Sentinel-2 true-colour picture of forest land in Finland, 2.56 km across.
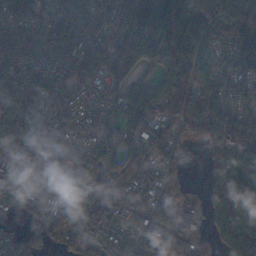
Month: November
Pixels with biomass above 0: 84%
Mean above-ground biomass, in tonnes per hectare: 104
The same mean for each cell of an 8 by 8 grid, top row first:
87 109 110 141 266 196 137 150
101 79 129 113 176 188 147 113
80 78 78 119 75 201 110 110
90 75 57 55 153 173 158 85
66 85 54 68 127 85 96 160
76 85 79 61 60 39 74 192
43 75 109 75 69 62 93 159
54 56 67 82 76 54 40 189
